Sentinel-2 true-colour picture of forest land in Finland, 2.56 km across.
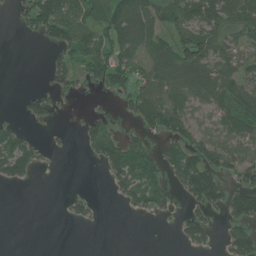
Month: June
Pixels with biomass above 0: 50%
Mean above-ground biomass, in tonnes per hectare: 44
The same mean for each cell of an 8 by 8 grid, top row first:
20 116 104 91 70 63 77 71
0 26 96 80 54 64 68 45
0 22 37 74 54 82 82 61
5 31 5 10 78 77 41 84
66 10 17 59 44 44 51 61
55 0 0 42 78 47 92 46
0 0 20 1 36 21 57 68
0 0 0 0 0 14 41 70
